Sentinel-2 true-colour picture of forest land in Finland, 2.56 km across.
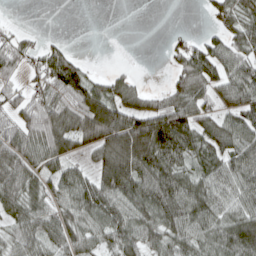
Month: April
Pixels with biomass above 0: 74%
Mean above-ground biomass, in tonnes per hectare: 69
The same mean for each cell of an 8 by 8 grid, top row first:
1 0 0 0 0 0 24 76
51 41 3 0 0 28 66 71
30 83 94 52 12 45 85 88
56 85 121 128 102 108 51 84
86 102 74 128 166 116 84 83
93 65 63 143 119 91 77 77
70 64 88 92 95 101 78 67
60 67 68 71 83 73 68 107
